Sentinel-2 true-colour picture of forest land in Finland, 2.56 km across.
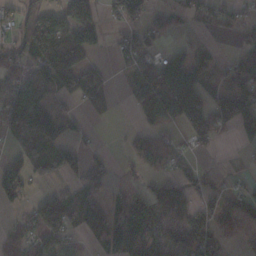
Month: November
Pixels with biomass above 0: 62%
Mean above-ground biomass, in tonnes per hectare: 68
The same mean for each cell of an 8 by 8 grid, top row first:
43 97 105 39 63 32 31 29
45 178 159 22 69 29 23 37
47 78 166 24 103 220 82 77
128 88 24 17 77 117 130 155
63 92 39 3 52 39 44 26
89 60 54 29 37 66 25 6
23 94 114 55 92 81 40 62
68 75 18 59 110 82 83 27
